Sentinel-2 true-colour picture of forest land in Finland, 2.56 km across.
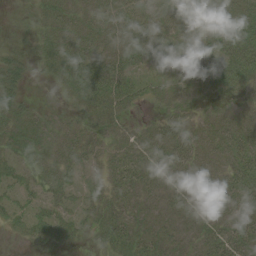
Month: August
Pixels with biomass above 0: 80%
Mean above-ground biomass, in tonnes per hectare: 29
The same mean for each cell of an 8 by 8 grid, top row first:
4 34 36 36 44 36 28 41
13 31 45 32 45 39 30 54
28 12 58 50 17 13 15 39
36 15 24 35 7 26 16 26
34 28 37 31 34 42 24 38
22 35 21 29 35 31 30 40
19 24 20 37 18 26 27 30
5 20 12 37 24 19 26 43
